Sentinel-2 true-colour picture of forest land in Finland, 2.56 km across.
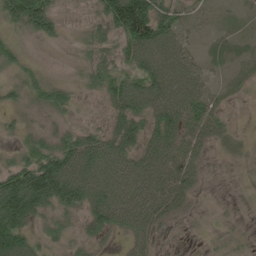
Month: June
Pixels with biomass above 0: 83%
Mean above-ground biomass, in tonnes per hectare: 53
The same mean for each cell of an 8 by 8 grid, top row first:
81 100 12 118 151 65 13 11
35 10 21 48 123 70 20 23
29 32 25 83 92 95 37 10
25 34 18 38 66 51 25 4
23 48 76 71 70 66 34 13
94 152 90 74 88 61 22 9
149 71 66 92 76 40 12 6
128 34 28 20 46 8 13 15
